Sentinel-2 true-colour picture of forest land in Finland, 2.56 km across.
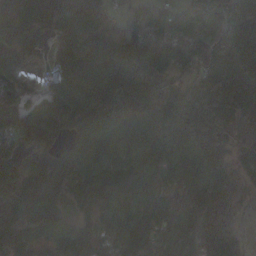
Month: November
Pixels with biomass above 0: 93%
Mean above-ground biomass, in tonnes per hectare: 161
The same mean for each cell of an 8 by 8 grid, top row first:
155 193 158 70 136 118 122 190
106 71 111 127 198 135 119 199
82 42 132 229 239 93 204 208
126 127 166 230 166 244 316 267
83 106 113 129 173 155 259 178
118 255 222 176 170 139 202 88
194 222 94 170 182 163 261 123
220 102 130 96 223 141 179 151
